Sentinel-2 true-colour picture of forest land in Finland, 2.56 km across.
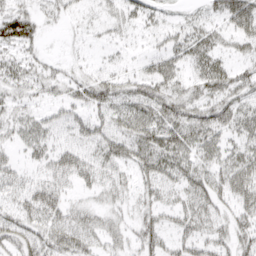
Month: April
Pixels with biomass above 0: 69%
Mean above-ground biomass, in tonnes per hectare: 35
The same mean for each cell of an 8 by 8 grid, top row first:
57 13 14 22 28 11 26 74
36 6 7 14 12 31 33 29
32 29 31 39 38 35 41 38
27 19 27 47 45 45 48 44
21 33 30 43 49 54 41 32
35 39 46 38 31 42 49 51
32 59 26 23 25 35 40 42
43 45 55 25 40 32 47 39
